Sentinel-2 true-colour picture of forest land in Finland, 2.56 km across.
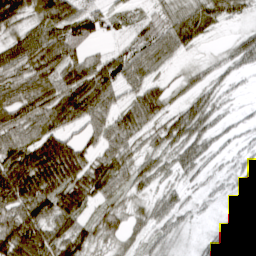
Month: March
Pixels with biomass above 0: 83%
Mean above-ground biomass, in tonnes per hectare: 52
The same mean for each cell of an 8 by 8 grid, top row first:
73 79 81 27 18 45 57 26
67 93 60 20 47 49 7 44
68 76 96 66 53 17 27 14
78 82 86 54 64 38 46 9
69 94 50 57 30 51 32 13
116 110 78 66 39 26 15 15
83 79 67 39 26 35 8 47
101 80 56 31 28 16 26 67
